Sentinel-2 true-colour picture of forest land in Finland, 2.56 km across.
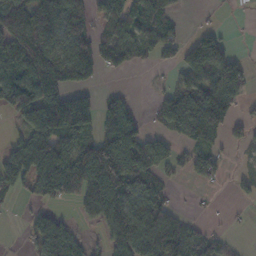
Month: November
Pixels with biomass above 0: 61%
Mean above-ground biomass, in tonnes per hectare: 76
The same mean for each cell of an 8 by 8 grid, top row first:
135 113 92 92 103 32 5 2
133 116 101 99 50 47 106 2
132 127 81 3 1 38 84 92
81 186 162 102 15 103 154 29
49 171 99 147 92 36 70 23
106 163 170 189 93 18 45 17
7 41 30 98 73 22 5 5
3 109 39 60 107 81 46 7
